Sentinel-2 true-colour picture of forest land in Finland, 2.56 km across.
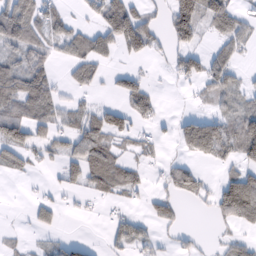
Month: February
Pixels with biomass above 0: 50%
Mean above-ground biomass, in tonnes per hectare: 41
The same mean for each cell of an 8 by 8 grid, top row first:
103 53 7 87 43 86 76 40
62 38 52 44 50 44 22 34
90 63 40 23 32 19 53 25
69 62 38 48 41 5 25 53
72 45 55 44 24 25 97 76
18 6 46 70 18 43 11 66
0 37 7 9 18 31 15 112
12 15 18 27 40 13 5 26
